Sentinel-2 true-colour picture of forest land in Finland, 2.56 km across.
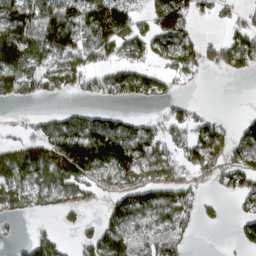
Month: March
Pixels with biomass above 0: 61%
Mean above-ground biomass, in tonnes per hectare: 81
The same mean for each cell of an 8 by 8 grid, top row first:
133 112 106 166 57 168 29 39
203 127 115 114 84 114 62 121
141 123 98 96 94 57 9 21
8 21 50 38 5 42 19 7
57 126 169 189 119 58 125 77
106 122 113 63 59 64 58 114
58 50 70 65 90 126 22 42
14 60 37 130 85 73 0 57
